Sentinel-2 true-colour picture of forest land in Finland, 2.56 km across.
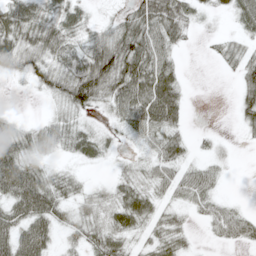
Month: May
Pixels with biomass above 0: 73%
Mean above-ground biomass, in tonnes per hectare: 39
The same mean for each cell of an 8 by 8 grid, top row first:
63 44 34 10 69 61 10 35
54 54 36 67 79 29 5 40
11 36 83 74 86 39 0 61
6 7 32 27 77 51 25 33
55 30 38 13 19 42 41 4
92 32 14 11 20 61 36 1
59 62 21 33 57 37 29 17
70 49 29 47 44 33 7 30
